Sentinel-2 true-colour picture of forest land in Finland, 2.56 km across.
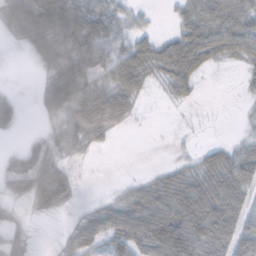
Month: November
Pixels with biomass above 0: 69%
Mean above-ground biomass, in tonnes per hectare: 46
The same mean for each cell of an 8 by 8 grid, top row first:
75 118 80 41 12 21 56 62
10 66 80 50 47 62 60 59
1 31 72 60 44 55 5 9
52 29 74 96 9 4 4 5
6 31 36 15 0 6 13 27
59 88 16 1 12 40 63 73
20 53 14 41 73 91 98 59
36 2 56 53 76 134 101 76
